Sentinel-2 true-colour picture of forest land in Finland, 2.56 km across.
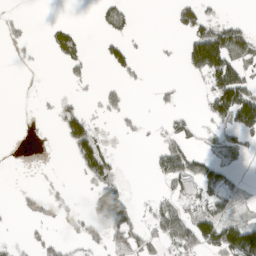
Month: April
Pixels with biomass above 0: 33%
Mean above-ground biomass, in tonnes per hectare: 34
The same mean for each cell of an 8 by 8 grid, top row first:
6 0 0 43 0 39 28 6
10 19 37 37 2 3 170 95
0 0 21 11 7 3 66 87
0 3 30 27 3 18 38 133
0 2 76 9 4 48 12 41
0 4 21 45 1 80 56 10
7 28 11 182 10 53 54 18
6 26 27 49 47 63 91 158
